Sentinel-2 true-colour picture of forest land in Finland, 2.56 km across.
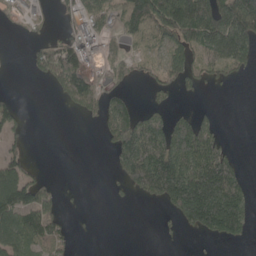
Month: May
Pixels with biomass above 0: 47%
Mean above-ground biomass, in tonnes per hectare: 76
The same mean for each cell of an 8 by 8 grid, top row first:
28 25 85 59 157 211 210 200
35 66 136 25 43 82 125 166
0 60 124 44 29 55 29 12
54 0 53 104 67 40 10 0
28 0 0 87 194 207 123 2
94 11 0 23 243 234 222 74
138 84 4 3 7 119 252 127
97 92 4 0 0 3 24 43
